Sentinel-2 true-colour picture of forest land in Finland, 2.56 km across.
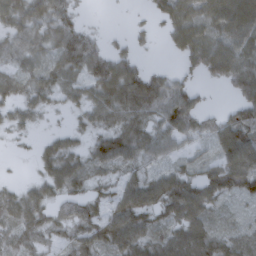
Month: March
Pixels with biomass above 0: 79%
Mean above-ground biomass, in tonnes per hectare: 50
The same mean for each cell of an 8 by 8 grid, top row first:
59 72 20 1 6 65 69 89
53 47 95 29 11 34 77 69
40 45 51 101 68 40 25 73
30 17 27 61 64 86 20 52
5 28 27 71 58 41 32 101
4 48 56 25 44 56 49 89
68 45 52 51 71 73 51 14
46 30 53 62 62 75 66 42
